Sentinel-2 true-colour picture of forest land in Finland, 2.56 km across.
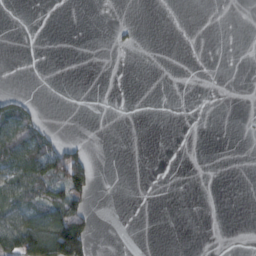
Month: February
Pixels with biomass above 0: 16%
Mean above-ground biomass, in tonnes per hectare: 16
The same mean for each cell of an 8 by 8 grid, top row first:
0 0 0 0 0 0 0 0
0 0 0 5 1 0 0 0
0 0 0 0 0 0 0 0
58 1 0 0 0 0 0 0
98 57 17 0 0 0 0 0
66 86 86 0 0 0 0 0
69 73 60 0 0 0 0 0
109 114 91 0 0 0 0 0
